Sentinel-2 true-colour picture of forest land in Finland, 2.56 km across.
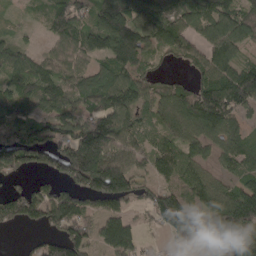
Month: April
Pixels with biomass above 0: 82%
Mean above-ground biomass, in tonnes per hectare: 94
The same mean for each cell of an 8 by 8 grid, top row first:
12 47 85 157 100 77 119 88
69 40 100 126 99 82 80 61
100 116 87 106 64 33 88 138
125 89 81 133 69 114 153 73
138 140 180 133 65 75 78 66
46 74 165 195 59 75 56 59
106 129 102 92 57 153 93 155
4 74 119 126 32 63 130 86
